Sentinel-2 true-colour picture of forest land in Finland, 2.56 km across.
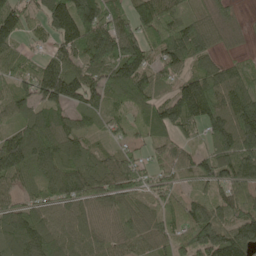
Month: May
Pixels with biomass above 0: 90%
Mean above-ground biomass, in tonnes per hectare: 100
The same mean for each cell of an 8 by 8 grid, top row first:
115 131 177 97 111 113 72 21
57 48 125 181 136 116 83 18
72 158 136 108 127 72 114 82
78 104 92 57 57 116 138 163
160 138 82 34 36 56 78 141
109 105 115 120 62 58 102 110
87 83 75 73 80 83 101 86
138 134 87 70 71 90 171 168
